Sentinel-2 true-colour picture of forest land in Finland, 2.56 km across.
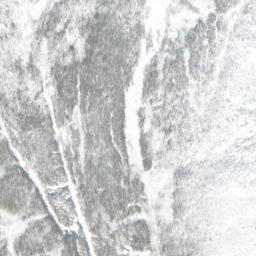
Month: March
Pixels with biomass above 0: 90%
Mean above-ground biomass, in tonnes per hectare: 35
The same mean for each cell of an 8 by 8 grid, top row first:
9 29 34 55 18 9 32 18
15 30 45 74 27 35 40 10
25 34 72 79 41 51 26 11
43 41 54 72 19 41 12 16
39 37 42 71 25 36 10 9
60 34 51 72 30 24 14 7
51 42 44 64 28 27 10 4
33 45 46 44 46 39 14 5
